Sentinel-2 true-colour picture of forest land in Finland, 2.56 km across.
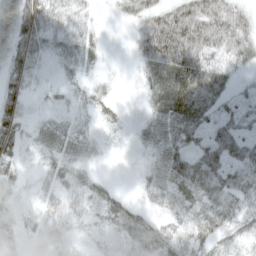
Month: April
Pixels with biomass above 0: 78%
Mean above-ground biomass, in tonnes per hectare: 35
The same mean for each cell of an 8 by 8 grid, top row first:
36 48 26 7 43 75 72 38
40 26 38 1 49 124 57 45
44 6 13 6 19 56 57 12
56 6 10 13 12 55 40 39
48 27 24 7 18 42 47 56
27 27 25 6 17 49 52 49
22 24 21 50 33 27 47 43
31 35 12 25 70 49 47 35
